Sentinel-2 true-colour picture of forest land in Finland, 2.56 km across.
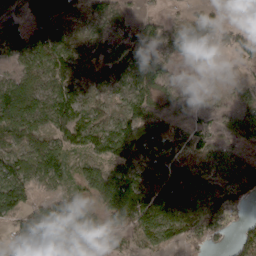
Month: March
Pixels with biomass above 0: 76%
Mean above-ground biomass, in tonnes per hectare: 61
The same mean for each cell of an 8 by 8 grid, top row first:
46 95 35 42 23 9 39 8
71 100 38 58 62 23 28 49
52 63 80 45 57 24 12 32
111 82 72 37 65 29 33 65
59 61 56 85 108 50 47 56
92 68 48 81 101 116 68 76
72 73 62 79 144 108 107 47
44 80 52 61 62 73 66 32
